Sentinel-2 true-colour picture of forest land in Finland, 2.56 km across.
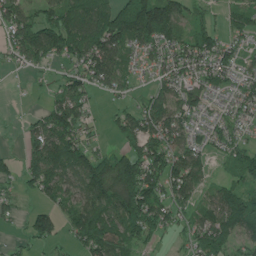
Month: June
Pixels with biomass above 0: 77%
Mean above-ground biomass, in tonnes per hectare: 75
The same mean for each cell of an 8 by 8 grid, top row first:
79 73 104 117 185 111 40 57
71 125 114 112 67 80 105 50
3 14 68 80 15 76 72 50
2 59 83 29 85 78 43 46
4 132 76 25 103 81 50 52
44 104 112 172 142 111 43 67
28 50 92 135 144 65 59 131
16 53 62 108 61 19 92 58
